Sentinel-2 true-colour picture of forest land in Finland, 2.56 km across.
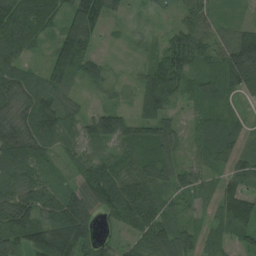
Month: August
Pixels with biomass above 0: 87%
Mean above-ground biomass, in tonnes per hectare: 63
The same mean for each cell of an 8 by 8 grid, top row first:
115 67 123 48 12 26 49 9
95 34 109 5 13 92 60 102
67 71 35 27 53 78 44 86
58 81 37 64 54 28 42 17
104 47 58 66 74 49 52 44
76 38 42 104 85 51 39 64
109 87 94 70 106 30 20 96
81 158 131 30 65 83 27 35
